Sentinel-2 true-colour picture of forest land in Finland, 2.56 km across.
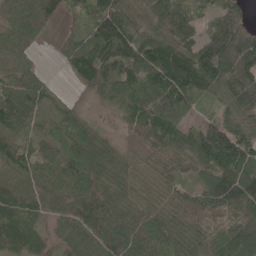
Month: May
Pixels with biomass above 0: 93%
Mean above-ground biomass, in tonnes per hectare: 83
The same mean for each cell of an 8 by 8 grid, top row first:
72 65 31 106 81 110 43 74
63 6 85 114 114 132 124 159
74 26 51 90 93 155 113 113
113 66 34 20 90 88 24 79
75 57 86 46 49 99 146 92
65 68 98 79 77 65 75 123
87 61 109 105 84 93 81 113
106 49 69 100 98 84 82 107
